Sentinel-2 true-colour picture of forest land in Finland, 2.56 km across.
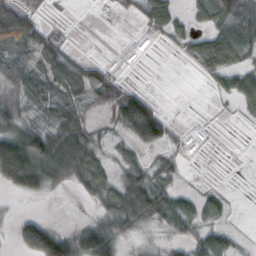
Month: October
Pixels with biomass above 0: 57%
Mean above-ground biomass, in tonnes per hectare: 40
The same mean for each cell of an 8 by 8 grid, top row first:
70 10 0 3 37 35 43 90
70 48 3 0 0 13 71 67
62 48 51 36 0 0 15 47
60 52 49 48 100 1 1 17
110 91 85 21 52 13 1 0
123 82 61 37 53 22 1 0
4 3 3 66 95 61 36 0
28 113 70 82 20 32 48 10
